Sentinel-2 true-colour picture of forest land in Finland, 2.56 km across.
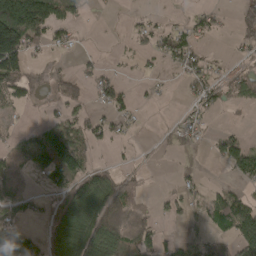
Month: April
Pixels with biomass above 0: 48%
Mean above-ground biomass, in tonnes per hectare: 51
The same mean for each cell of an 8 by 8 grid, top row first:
208 119 30 2 11 4 33 39
167 42 12 2 25 62 10 19
112 23 51 35 11 12 42 58
21 14 35 41 7 4 27 16
59 138 76 24 4 15 19 64
77 72 95 75 8 12 6 43
69 44 101 134 21 33 56 91
142 69 112 100 68 23 54 98
